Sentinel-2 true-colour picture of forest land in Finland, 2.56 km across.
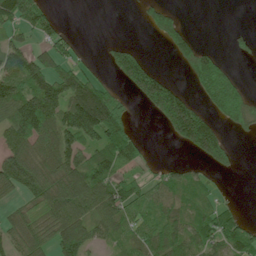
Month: June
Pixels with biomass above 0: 58%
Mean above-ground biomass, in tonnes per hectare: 75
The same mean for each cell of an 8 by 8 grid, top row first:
118 64 0 0 32 35 0 0
79 66 23 40 19 67 33 19
133 123 96 27 154 27 146 38
121 151 190 149 22 172 71 102
111 93 107 116 41 37 154 9
151 126 132 96 38 56 25 6
39 123 108 98 62 52 56 17
76 85 135 49 73 80 71 83
